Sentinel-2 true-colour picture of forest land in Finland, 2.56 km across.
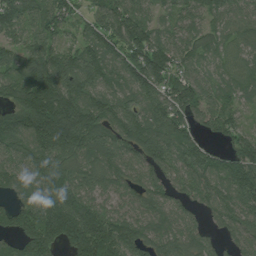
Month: July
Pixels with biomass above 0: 92%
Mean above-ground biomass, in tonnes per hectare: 116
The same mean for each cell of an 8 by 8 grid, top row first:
145 121 68 128 81 75 83 80
70 110 92 127 174 92 67 76
121 161 163 91 146 133 70 75
138 226 170 127 115 136 100 59
109 186 171 136 144 156 65 103
94 147 102 100 85 88 117 152
101 169 153 64 93 75 79 119
99 173 205 177 96 100 52 74
